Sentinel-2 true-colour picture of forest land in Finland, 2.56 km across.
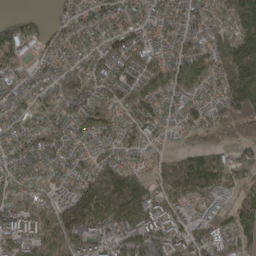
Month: April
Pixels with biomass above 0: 92%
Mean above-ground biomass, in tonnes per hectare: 112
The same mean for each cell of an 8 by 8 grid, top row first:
33 24 83 83 70 72 76 165
172 76 71 82 90 90 90 233
122 81 98 111 89 112 81 249
96 91 98 77 118 71 77 156
95 95 62 68 67 25 52 66
85 78 98 280 110 228 220 103
97 124 236 278 154 87 68 149
105 143 163 106 132 108 118 121
